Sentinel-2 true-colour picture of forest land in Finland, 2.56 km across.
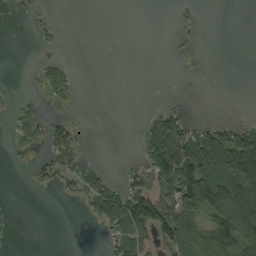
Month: September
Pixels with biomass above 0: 34%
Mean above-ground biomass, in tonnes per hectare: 31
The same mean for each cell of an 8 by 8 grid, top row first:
2 4 0 0 0 7 0 0
0 7 0 0 0 5 0 0
0 41 6 0 0 1 0 0
23 13 3 0 4 31 0 1
19 40 23 0 49 81 99 87
0 25 39 16 39 137 115 110
3 0 6 101 99 95 115 164
3 0 0 35 42 82 77 122
